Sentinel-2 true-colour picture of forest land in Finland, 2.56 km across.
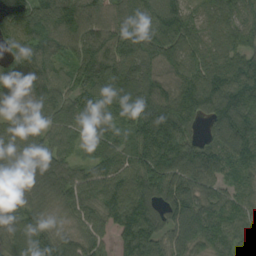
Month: September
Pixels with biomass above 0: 95%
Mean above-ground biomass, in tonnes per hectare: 98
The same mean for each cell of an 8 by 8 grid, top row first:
72 141 117 83 110 139 105 85
75 104 107 113 123 103 99 85
90 106 89 90 91 99 80 112
68 112 87 71 118 102 72 154
105 100 62 78 130 142 56 138
86 116 78 88 127 129 94 77
76 70 91 104 117 119 94 84
89 85 62 55 127 96 111 74
